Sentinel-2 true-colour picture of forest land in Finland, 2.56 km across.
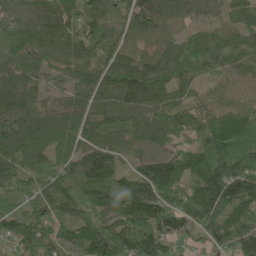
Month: June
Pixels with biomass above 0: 95%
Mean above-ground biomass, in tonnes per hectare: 92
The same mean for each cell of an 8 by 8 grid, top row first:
66 101 95 57 127 69 39 66
64 85 83 71 51 57 67 61
77 42 69 104 128 89 30 39
104 67 76 91 102 78 69 79
109 113 93 83 85 87 111 92
92 69 118 106 131 139 149 159
70 78 72 105 147 117 164 128
87 107 91 162 150 64 75 124
